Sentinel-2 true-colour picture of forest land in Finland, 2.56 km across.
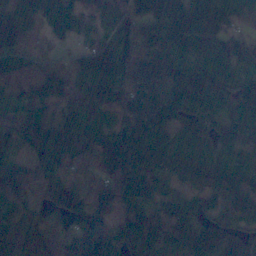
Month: November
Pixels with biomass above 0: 91%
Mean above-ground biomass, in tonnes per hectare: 100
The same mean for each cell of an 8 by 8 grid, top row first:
113 93 83 57 122 178 238 97
101 35 39 76 107 102 97 79
105 112 105 131 154 129 136 77
74 95 75 92 134 138 93 118
60 172 114 112 211 84 59 66
87 135 63 83 117 47 74 74
61 76 109 60 89 61 59 84
89 108 143 94 141 107 94 79
